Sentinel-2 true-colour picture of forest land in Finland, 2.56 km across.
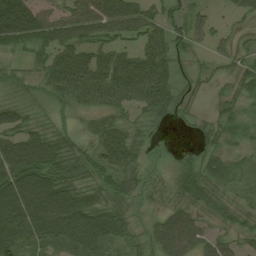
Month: August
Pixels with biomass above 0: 82%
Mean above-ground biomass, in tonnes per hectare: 50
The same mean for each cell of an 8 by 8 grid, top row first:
123 50 71 92 68 28 26 26
41 63 55 53 58 40 24 17
32 52 83 83 88 46 15 40
46 23 24 42 40 29 13 29
76 77 31 74 30 6 23 22
89 81 40 54 32 42 53 20
101 110 89 57 18 41 40 33
73 50 67 48 33 73 39 28
